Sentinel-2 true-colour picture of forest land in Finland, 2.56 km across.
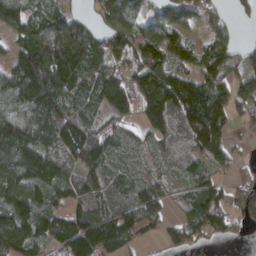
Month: March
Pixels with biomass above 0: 83%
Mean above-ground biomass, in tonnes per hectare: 94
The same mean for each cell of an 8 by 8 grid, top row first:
113 69 41 95 76 129 74 36
67 159 146 117 109 94 88 45
127 213 103 131 142 113 98 103
118 124 95 94 106 122 199 76
153 104 165 72 40 86 121 27
123 96 81 57 43 43 54 47
109 81 90 78 133 26 118 87
125 81 144 105 33 44 44 13
